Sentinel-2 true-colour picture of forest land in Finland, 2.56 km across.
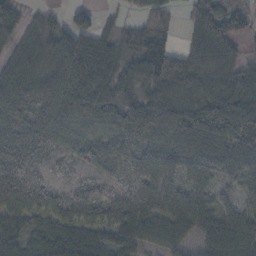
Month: November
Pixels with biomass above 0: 91%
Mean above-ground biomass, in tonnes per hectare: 71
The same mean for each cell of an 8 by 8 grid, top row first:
72 29 40 14 45 16 137 78
50 78 97 59 58 40 94 37
71 77 89 77 62 90 67 71
82 64 78 70 93 95 83 95
90 81 68 62 72 77 82 74
92 40 31 48 65 58 62 58
93 76 93 79 83 91 67 53
74 92 86 72 70 61 73 96
